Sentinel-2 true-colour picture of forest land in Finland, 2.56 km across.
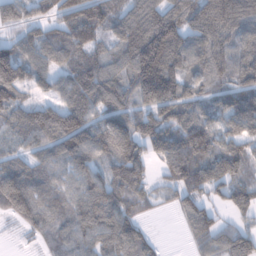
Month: January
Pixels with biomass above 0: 88%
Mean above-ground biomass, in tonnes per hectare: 102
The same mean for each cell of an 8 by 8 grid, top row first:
89 79 142 84 130 121 187 157
94 104 107 67 187 157 131 87
135 72 111 104 183 149 81 81
93 78 139 105 106 109 73 133
63 84 125 121 115 133 132 105
96 77 85 97 80 109 144 97
62 84 101 116 46 50 81 90
3 49 94 109 88 2 89 110
